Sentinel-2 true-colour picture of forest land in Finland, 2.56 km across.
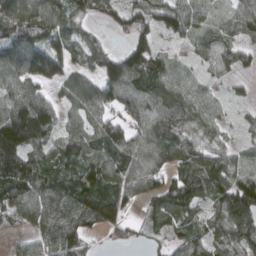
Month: March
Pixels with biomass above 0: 87%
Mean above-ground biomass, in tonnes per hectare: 79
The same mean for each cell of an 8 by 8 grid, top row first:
110 106 62 51 85 97 60 87
122 113 66 25 91 22 62 63
91 79 56 121 106 60 31 26
111 86 62 71 89 96 51 17
140 61 99 103 81 89 69 34
144 92 106 98 106 80 117 84
86 100 109 106 33 91 60 112
29 87 86 33 28 47 71 104
